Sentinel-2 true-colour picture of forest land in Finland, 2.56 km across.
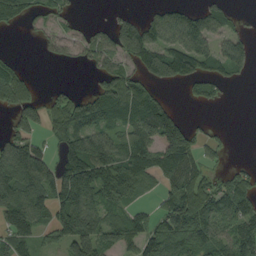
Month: September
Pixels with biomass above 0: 64%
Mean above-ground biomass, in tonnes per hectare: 75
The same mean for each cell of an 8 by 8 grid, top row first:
70 50 15 19 38 87 85 17
3 22 41 74 120 101 69 63
71 3 2 86 64 73 75 20
52 63 95 109 115 49 3 0
90 32 127 104 103 152 31 0
159 97 182 117 103 116 44 42
140 94 142 77 31 93 100 101
95 38 171 80 86 110 99 110
